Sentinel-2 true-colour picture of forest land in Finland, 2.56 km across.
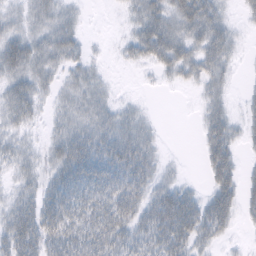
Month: February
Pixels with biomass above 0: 72%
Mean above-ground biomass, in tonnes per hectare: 29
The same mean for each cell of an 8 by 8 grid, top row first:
19 33 11 1 38 42 45 9
41 39 20 3 38 46 41 9
34 24 27 5 2 14 32 3
38 11 34 26 10 0 23 12
21 20 53 52 36 0 33 19
18 22 48 48 40 10 22 26
38 42 44 56 43 61 43 29
53 46 55 57 37 49 26 3
